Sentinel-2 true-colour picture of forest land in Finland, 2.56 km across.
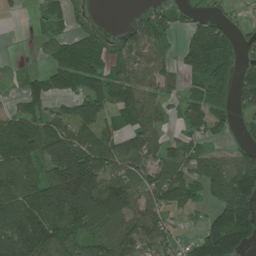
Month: July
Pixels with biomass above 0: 70%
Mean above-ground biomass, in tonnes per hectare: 79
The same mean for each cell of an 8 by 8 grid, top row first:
7 36 17 0 29 36 36 13
4 38 80 47 72 25 154 59
15 70 107 89 70 30 115 48
59 58 84 65 86 30 83 36
174 158 113 83 73 42 29 25
103 97 223 113 73 98 91 116
117 149 192 167 76 52 51 148
142 138 68 86 74 38 136 130
